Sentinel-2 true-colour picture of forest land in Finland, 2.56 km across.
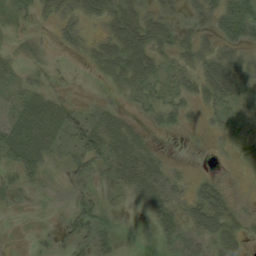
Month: August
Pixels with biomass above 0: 65%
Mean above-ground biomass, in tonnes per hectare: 28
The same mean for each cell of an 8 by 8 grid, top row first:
27 19 38 43 40 26 44 70
13 11 24 44 50 35 25 35
21 19 1 27 39 26 46 48
21 42 31 29 18 28 23 25
44 34 37 41 20 1 9 30
30 22 36 31 42 24 13 11
7 9 34 17 20 38 55 23
2 12 38 25 6 37 39 29
